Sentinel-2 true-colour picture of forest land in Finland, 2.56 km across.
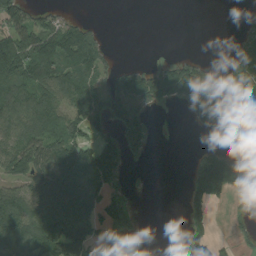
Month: August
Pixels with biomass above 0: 51%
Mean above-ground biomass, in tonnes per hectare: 82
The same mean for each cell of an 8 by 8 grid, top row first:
112 66 20 0 0 0 0 10
152 141 151 19 0 2 0 80
119 109 121 78 112 156 69 104
111 124 119 121 81 3 106 57
122 128 140 86 75 0 30 9
101 149 193 135 4 0 282 63
129 154 171 138 3 0 84 17
147 183 188 61 4 1 93 24
